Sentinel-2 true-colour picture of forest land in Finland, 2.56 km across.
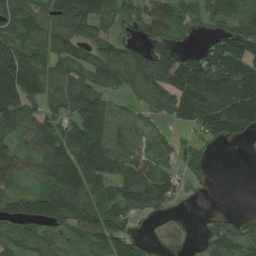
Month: July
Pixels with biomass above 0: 77%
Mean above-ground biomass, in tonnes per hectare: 89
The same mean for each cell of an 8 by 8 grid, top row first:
85 79 129 59 70 69 53 87
103 95 98 75 64 67 51 108
162 82 114 79 126 136 167 176
113 74 154 84 51 116 171 182
70 126 141 116 55 34 35 27
79 111 157 130 118 55 27 0
90 162 112 89 83 17 7 3
67 92 63 126 41 33 56 80
